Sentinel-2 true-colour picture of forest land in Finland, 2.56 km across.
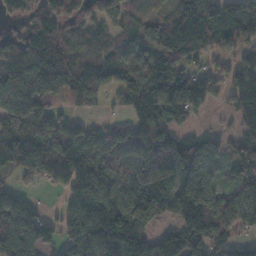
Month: November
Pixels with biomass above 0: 82%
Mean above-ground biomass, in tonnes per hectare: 121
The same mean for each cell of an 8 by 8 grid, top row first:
44 101 77 102 63 90 138 110
111 152 66 77 125 175 95 108
198 166 135 125 167 137 105 135
158 133 31 23 135 141 33 96
148 180 158 97 140 115 94 79
73 102 179 127 116 143 100 79
143 18 208 173 156 124 165 165
186 88 207 174 95 133 145 56
